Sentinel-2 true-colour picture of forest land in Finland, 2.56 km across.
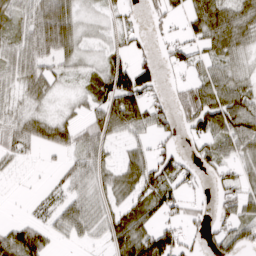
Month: March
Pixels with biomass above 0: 68%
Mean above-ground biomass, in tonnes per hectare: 49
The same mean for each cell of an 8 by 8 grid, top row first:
44 90 36 24 17 25 80 61
55 68 38 32 23 42 48 45
48 47 20 90 88 17 58 44
39 26 24 95 85 50 119 93
51 47 51 32 32 31 52 60
9 7 53 41 76 55 23 45
1 31 54 40 57 45 21 66
91 40 23 49 87 70 37 66
